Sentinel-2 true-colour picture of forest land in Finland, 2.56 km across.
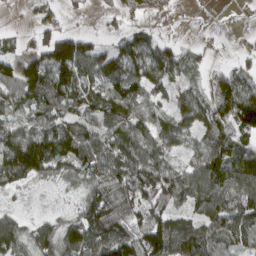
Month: March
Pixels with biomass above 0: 77%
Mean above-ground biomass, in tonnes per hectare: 73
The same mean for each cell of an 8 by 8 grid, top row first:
4 44 11 18 35 8 1 10
28 91 82 35 78 39 14 14
94 136 93 83 97 49 27 71
50 82 80 87 69 61 78 119
113 128 104 88 89 54 80 69
94 58 69 113 135 97 131 131
15 5 52 120 91 84 97 100
72 61 96 129 123 124 105 77
